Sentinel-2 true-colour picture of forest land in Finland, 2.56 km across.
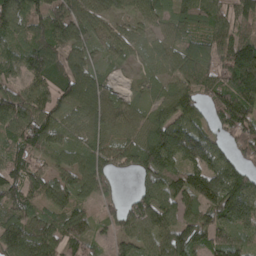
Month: April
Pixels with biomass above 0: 90%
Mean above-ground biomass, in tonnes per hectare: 87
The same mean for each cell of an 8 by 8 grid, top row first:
109 101 101 64 61 74 98 101
74 133 74 50 40 73 95 135
49 87 129 29 36 81 79 142
126 99 94 83 56 133 69 146
81 86 56 57 122 134 95 96
87 81 75 49 74 99 124 107
83 65 54 44 94 91 103 123
115 102 80 38 65 136 83 69
